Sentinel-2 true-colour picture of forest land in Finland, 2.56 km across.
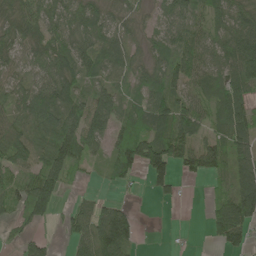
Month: May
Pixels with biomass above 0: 77%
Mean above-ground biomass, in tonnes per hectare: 65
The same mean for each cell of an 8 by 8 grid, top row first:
70 71 64 49 23 69 62 67
57 76 75 68 35 78 61 94
38 69 73 48 51 76 58 81
61 108 87 95 81 92 55 90
91 85 113 57 111 98 53 85
48 103 20 45 59 67 46 118
50 83 40 61 0 8 35 151
29 28 62 144 6 2 22 64
